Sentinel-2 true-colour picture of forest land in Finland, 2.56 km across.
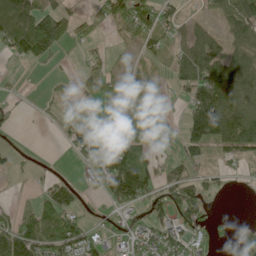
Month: June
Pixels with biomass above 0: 59%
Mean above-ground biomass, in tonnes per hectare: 51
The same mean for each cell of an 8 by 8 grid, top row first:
120 99 29 65 74 36 17 78
75 99 14 9 29 38 96 70
4 9 20 52 41 37 124 107
16 11 19 16 37 8 145 125
8 0 48 39 70 28 76 104
9 9 11 103 106 38 30 17
26 77 32 26 43 100 43 0
90 91 94 34 51 63 31 26
